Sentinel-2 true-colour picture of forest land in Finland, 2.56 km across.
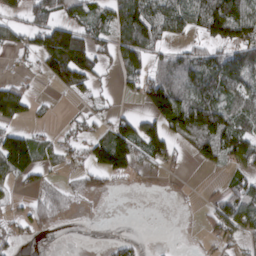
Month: March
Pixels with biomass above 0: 55%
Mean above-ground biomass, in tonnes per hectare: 63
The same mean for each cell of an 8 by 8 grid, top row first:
52 90 74 85 129 100 142 132
56 146 146 69 105 31 68 106
42 51 117 17 78 105 104 107
101 10 25 28 42 151 134 71
148 47 50 138 61 54 110 99
86 28 44 62 15 12 6 53
24 62 7 0 0 1 30 76
32 2 1 18 7 1 21 52
